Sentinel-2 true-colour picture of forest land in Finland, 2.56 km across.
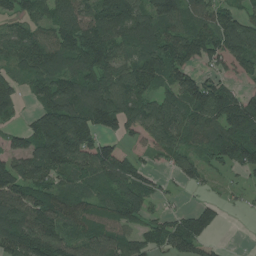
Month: July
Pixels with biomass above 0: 82%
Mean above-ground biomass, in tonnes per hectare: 98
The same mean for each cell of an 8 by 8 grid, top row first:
62 84 111 156 116 125 92 78
106 102 124 117 109 147 125 123
85 96 132 106 110 107 68 47
57 144 160 141 107 120 138 153
65 185 138 55 43 89 79 137
128 98 76 108 75 41 37 29
147 136 84 92 87 22 48 12
156 162 83 75 74 115 69 0
